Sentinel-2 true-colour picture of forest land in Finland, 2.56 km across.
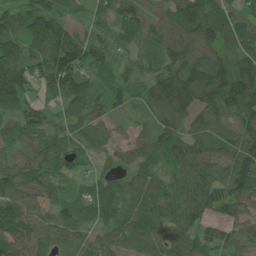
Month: June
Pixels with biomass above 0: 91%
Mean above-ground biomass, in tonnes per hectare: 85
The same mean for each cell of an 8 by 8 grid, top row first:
56 88 25 75 90 103 113 67
70 107 114 57 63 105 92 83
125 101 90 52 61 145 154 111
73 56 73 41 50 127 88 109
68 96 65 57 70 101 100 114
101 82 36 62 71 79 120 150
117 61 75 70 82 89 66 72
105 68 61 76 96 90 67 80
